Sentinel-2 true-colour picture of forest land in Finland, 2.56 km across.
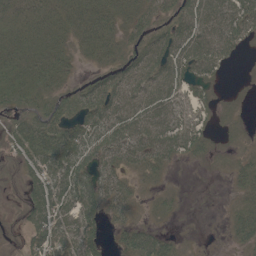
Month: May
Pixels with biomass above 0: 77%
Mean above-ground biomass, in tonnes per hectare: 38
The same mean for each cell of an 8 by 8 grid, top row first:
32 35 41 43 39 51 73 61
37 41 26 35 54 64 69 22
35 38 21 57 69 56 26 2
24 42 46 67 72 41 8 5
33 67 54 63 66 52 20 7
22 64 52 43 23 2 2 29
19 69 54 40 8 8 0 28
14 66 62 11 49 15 1 32
